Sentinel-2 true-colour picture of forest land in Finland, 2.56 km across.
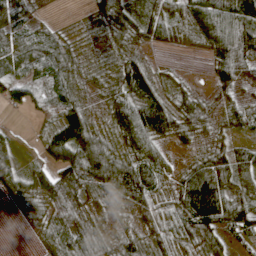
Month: April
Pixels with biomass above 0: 89%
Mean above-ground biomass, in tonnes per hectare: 58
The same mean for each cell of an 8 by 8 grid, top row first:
48 12 7 62 44 46 107 100
66 75 27 39 24 17 48 104
77 68 35 46 84 14 17 53
29 48 77 52 108 56 32 49
15 58 123 66 89 22 29 29
50 59 116 144 102 38 90 66
21 60 55 46 81 66 144 95
0 40 83 40 49 49 68 33
